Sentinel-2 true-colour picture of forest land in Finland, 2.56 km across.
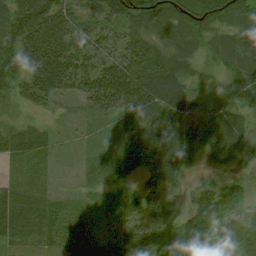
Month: August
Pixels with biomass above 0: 88%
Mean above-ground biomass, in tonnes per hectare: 45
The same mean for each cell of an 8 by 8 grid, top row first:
68 87 37 60 79 81 80 48
69 90 48 40 39 44 34 55
59 77 50 71 63 62 18 61
16 17 16 35 72 63 49 44
43 23 6 13 45 59 53 49
17 10 11 32 29 28 12 23
34 23 29 35 48 18 75 65
20 25 50 46 65 60 61 54
